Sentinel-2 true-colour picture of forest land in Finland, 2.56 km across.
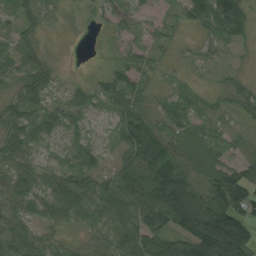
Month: August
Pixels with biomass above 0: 87%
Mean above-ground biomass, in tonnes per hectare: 53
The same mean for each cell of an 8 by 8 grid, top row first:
35 21 10 34 25 20 69 67
48 10 0 11 32 11 17 13
45 44 12 57 31 12 10 24
64 46 45 33 47 40 22 28
69 33 31 21 119 53 42 18
64 41 60 45 102 127 63 61
51 60 75 80 96 168 143 97
78 36 13 60 103 90 173 162
